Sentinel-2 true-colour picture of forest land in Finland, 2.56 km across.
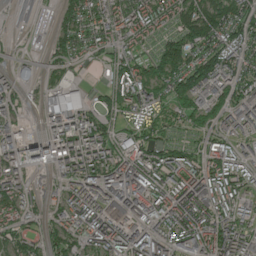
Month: June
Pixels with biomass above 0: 85%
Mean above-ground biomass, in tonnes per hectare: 104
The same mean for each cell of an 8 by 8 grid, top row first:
40 13 112 111 126 109 160 110
10 46 77 82 49 131 130 101
98 35 33 56 130 140 181 116
61 121 138 75 88 83 138 114
102 132 160 111 100 63 69 78
99 48 136 164 151 131 150 106
98 61 117 134 146 158 127 87
87 74 80 144 139 125 167 121
